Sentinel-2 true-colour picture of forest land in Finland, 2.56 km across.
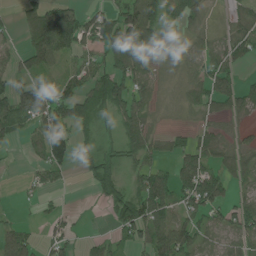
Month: June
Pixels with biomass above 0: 67%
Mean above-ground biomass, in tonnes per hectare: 59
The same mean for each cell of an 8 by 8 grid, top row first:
21 115 74 52 114 65 21 41
35 146 79 81 85 37 52 79
75 43 65 94 68 25 72 36
109 122 72 52 62 16 36 43
24 106 27 14 83 39 65 33
4 47 11 52 71 78 102 50
10 19 5 42 110 62 83 67
86 43 20 30 70 112 46 64
